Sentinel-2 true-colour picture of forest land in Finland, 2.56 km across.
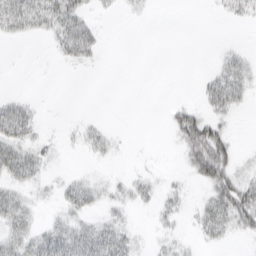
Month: March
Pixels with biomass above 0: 40%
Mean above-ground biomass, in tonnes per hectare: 17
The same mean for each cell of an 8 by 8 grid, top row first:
58 49 36 4 4 0 1 16
0 5 50 0 0 0 0 8
0 0 0 0 0 0 19 36
40 1 1 0 0 25 26 10
37 10 9 11 1 17 85 6
28 10 10 6 10 4 51 22
36 6 26 16 7 15 29 55
31 39 45 46 6 15 16 6
